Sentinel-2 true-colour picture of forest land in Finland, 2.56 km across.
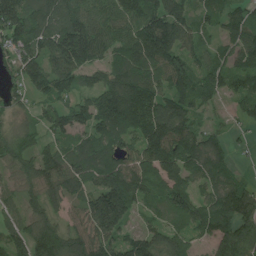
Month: July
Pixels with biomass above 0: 89%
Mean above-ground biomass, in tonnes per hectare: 118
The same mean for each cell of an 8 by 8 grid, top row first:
201 150 149 111 155 128 69 80
132 141 215 103 173 140 65 108
67 129 79 110 129 123 101 91
47 69 106 172 173 159 43 62
96 64 93 122 156 167 111 22
73 132 141 155 139 117 119 44
44 102 83 237 68 133 122 195
106 151 124 129 118 123 71 208
